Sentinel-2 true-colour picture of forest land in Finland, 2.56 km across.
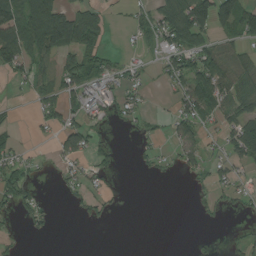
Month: August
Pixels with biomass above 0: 44%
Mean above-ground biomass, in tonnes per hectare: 41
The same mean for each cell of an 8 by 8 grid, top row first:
97 181 102 14 37 103 111 105
105 103 107 8 22 76 57 33
24 56 97 44 21 55 99 48
6 37 53 35 25 39 58 64
24 8 64 19 13 38 21 89
45 5 35 21 6 11 33 27
35 18 17 16 0 0 15 16
14 7 0 0 0 0 4 16
